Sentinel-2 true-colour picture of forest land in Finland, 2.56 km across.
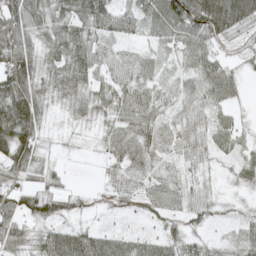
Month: May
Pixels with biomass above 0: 86%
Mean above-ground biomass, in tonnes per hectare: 49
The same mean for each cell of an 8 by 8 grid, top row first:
89 71 66 65 53 94 102 71
97 49 77 30 21 48 53 29
89 57 74 56 39 33 62 28
97 37 47 56 65 36 40 16
91 17 11 48 70 41 30 16
50 39 0 37 53 38 23 24
55 61 25 23 29 35 37 11
64 67 75 55 43 48 30 47
